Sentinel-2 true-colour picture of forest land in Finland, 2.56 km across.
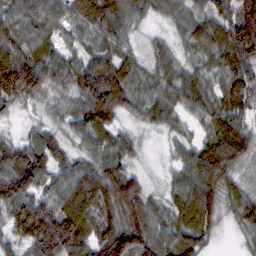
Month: February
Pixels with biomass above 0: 95%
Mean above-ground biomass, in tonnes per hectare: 74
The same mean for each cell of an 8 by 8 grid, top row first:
69 78 77 99 48 56 87 101
70 65 62 79 25 38 73 117
141 67 82 116 54 66 58 77
23 27 68 120 55 58 68 65
47 71 42 73 16 35 70 86
120 77 82 94 35 42 111 42
93 95 114 96 96 68 99 71
56 143 97 132 106 89 45 22
